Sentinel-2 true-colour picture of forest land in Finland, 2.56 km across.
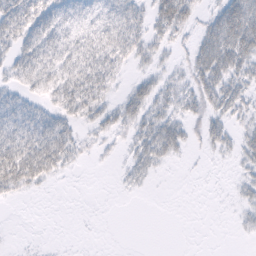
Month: February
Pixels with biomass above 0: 57%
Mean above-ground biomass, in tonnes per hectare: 20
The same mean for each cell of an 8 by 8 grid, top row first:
42 40 24 31 24 50 14 58
30 35 33 39 25 12 38 53
20 28 44 23 18 15 38 28
32 24 30 22 31 21 25 19
43 48 18 7 31 29 17 21
54 26 1 2 13 0 1 9
1 0 0 0 0 0 0 9
0 1 1 0 0 0 0 2
